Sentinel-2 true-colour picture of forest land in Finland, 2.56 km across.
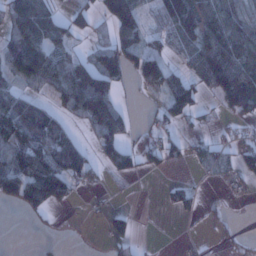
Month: January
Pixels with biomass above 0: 55%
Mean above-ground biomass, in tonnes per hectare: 56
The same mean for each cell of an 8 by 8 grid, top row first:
103 98 38 93 48 98 116 82
98 96 30 78 80 49 116 112
65 79 106 70 82 53 91 117
134 63 88 116 9 72 18 61
87 116 45 61 28 40 25 41
104 130 60 19 18 4 14 33
26 43 4 16 0 31 10 2
0 6 7 40 3 1 9 13
